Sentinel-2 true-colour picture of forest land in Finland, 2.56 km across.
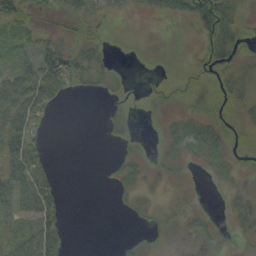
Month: September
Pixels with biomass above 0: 48%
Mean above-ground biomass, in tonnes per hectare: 18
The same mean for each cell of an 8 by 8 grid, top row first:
27 10 25 13 11 26 46 19
36 27 25 7 2 0 24 14
62 71 28 11 1 9 19 24
59 21 0 10 4 7 14 15
49 10 0 9 6 24 35 19
53 20 0 8 15 9 6 7
37 37 0 2 11 9 3 15
33 42 0 1 8 2 7 7
